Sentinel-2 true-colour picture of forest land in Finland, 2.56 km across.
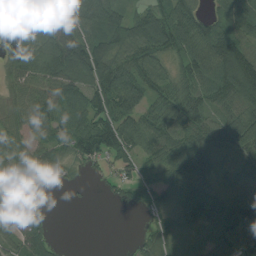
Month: August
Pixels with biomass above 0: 82%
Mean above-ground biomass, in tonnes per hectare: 77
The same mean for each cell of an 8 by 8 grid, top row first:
64 79 103 103 73 114 68 111
54 92 92 95 92 86 149 139
53 77 98 107 97 67 107 163
52 83 95 108 91 94 73 83
58 64 86 129 95 96 82 85
57 17 17 33 43 129 76 96
120 8 6 7 24 71 108 117
73 58 0 0 35 37 53 101
